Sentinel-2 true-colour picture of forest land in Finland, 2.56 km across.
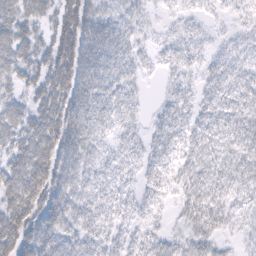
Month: February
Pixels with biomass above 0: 89%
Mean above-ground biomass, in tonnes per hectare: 39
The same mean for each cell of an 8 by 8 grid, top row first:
46 34 65 33 20 13 14 17
59 44 65 53 21 27 17 20
36 55 59 38 17 22 26 36
35 56 51 40 15 34 33 41
46 63 50 27 25 35 44 47
60 69 40 34 27 33 47 46
57 72 40 39 32 21 58 33
65 69 45 37 35 21 39 17
